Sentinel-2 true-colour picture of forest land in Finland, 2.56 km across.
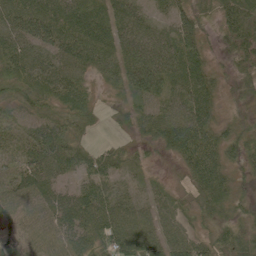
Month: June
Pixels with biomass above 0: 94%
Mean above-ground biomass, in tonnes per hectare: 60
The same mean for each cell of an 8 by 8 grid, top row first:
86 94 90 77 38 51 28 78
62 60 92 90 80 84 33 55
61 68 57 47 126 85 67 39
42 48 64 19 65 67 58 16
41 86 39 22 38 99 74 49
48 77 51 52 21 17 104 28
49 63 96 75 41 41 59 27
31 48 69 90 87 62 46 55
